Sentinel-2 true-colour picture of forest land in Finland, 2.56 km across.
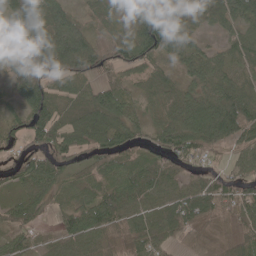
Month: May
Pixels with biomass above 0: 90%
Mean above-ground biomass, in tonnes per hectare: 70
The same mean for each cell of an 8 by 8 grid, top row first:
94 95 40 51 84 80 61 89
114 133 129 73 97 86 30 62
80 80 62 49 51 48 75 64
58 79 56 83 39 77 112 121
63 65 67 80 42 86 73 56
55 75 52 72 73 51 55 56
67 33 66 79 59 92 96 64
51 33 66 61 68 54 61 68
